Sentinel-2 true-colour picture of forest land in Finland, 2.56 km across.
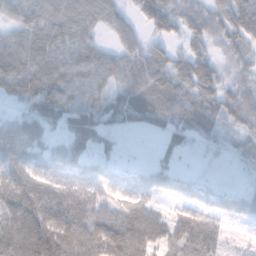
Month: November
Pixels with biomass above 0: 86%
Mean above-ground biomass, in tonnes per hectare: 61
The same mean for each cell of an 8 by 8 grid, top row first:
58 68 69 49 58 70 73 85
69 79 62 37 54 25 42 55
86 82 63 51 93 75 81 45
29 68 85 53 62 64 63 72
88 46 69 27 2 30 17 33
68 56 41 45 35 41 11 6
93 101 85 57 67 24 47 45
126 134 114 122 93 56 71 8
